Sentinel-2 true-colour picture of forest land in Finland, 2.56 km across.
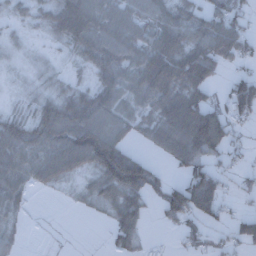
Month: December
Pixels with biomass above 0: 71%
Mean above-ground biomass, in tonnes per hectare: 53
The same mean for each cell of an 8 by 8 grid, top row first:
25 42 97 68 60 62 60 40
13 11 54 72 71 88 78 54
7 22 20 62 68 94 59 45
25 65 89 76 45 106 100 60
72 73 108 92 25 90 111 21
67 56 33 104 94 18 83 19
44 0 9 47 44 108 71 9
24 2 0 28 26 10 35 44
